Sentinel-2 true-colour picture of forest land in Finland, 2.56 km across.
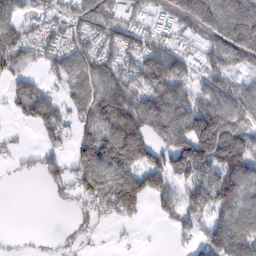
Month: February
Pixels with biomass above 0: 68%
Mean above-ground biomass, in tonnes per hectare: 86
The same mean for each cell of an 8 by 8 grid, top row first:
84 47 90 99 62 84 168 167
131 79 83 95 103 63 59 135
69 37 89 115 113 128 89 62
41 103 87 159 165 138 156 98
16 41 83 133 99 148 204 121
9 54 75 123 124 83 134 139
0 8 23 99 56 85 100 103
4 4 8 3 1 21 72 109
